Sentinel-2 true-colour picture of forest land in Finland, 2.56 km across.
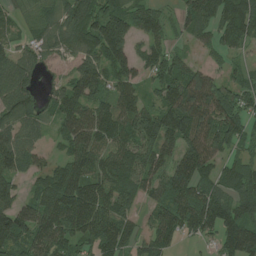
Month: July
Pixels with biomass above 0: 86%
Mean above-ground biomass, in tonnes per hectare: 96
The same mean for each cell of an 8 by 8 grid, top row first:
43 51 145 122 89 37 98 158
56 70 93 149 61 29 53 61
146 22 118 92 63 115 104 53
118 48 117 104 101 163 148 91
101 31 116 104 124 99 160 70
75 89 108 121 94 99 91 104
106 134 153 118 46 136 141 101
111 117 77 110 62 61 40 138
